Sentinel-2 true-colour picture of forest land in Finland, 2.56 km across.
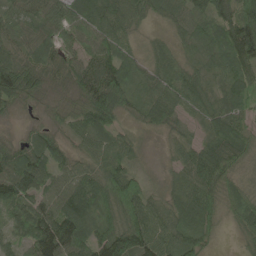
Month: May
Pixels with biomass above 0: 95%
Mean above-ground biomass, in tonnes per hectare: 74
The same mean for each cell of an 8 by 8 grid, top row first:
69 78 77 99 48 56 87 101
70 65 62 79 25 38 73 117
141 67 82 116 54 66 58 77
23 27 68 120 55 58 68 65
47 71 42 73 16 35 70 86
120 77 82 94 35 42 111 42
93 95 114 96 96 68 99 71
56 143 97 132 106 89 45 22
